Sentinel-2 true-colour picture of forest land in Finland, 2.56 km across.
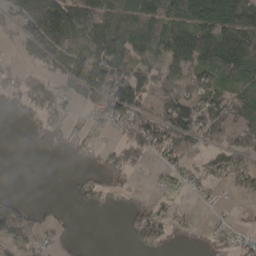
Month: April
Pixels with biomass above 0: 62%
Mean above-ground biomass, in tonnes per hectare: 67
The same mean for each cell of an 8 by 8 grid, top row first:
69 158 128 103 141 87 146 142
18 79 52 186 107 121 142 135
40 54 94 153 102 77 73 87
31 69 27 97 76 122 95 102
6 56 29 27 89 97 42 63
0 3 23 46 8 45 59 63
89 18 12 23 45 22 10 9
66 38 17 0 73 27 20 30
